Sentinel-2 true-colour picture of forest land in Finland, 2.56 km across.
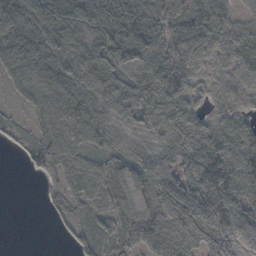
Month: October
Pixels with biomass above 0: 87%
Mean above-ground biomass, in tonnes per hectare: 63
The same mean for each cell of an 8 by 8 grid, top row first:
84 69 67 76 69 48 62 31
83 78 66 82 82 76 61 62
45 85 64 64 70 96 31 51
15 71 82 83 57 74 37 47
28 73 59 51 52 67 89 83
0 53 75 78 88 74 103 85
0 14 34 51 106 95 94 82
0 0 38 45 90 98 68 83
